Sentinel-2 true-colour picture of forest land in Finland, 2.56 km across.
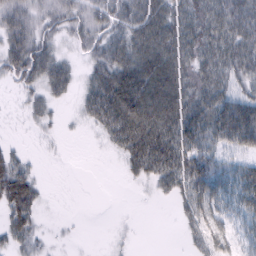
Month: February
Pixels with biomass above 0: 70%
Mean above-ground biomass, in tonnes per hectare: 37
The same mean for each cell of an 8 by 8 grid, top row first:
50 38 40 46 51 46 52 54
56 36 20 44 54 53 51 55
35 41 18 62 70 59 48 38
3 20 15 71 69 64 65 94
6 4 0 24 66 65 54 61
55 1 0 0 30 60 71 44
57 5 0 0 0 16 58 36
33 10 2 4 0 1 47 25
